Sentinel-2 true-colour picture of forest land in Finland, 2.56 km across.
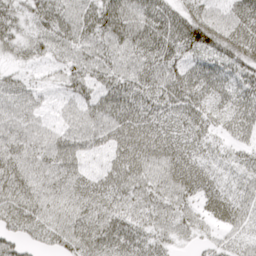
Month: April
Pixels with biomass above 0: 93%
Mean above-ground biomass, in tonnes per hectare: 50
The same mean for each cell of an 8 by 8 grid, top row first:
48 61 57 67 60 48 51 56
43 45 51 52 57 55 69 76
38 15 53 53 57 67 60 49
56 23 52 71 63 57 51 59
57 54 50 50 64 52 33 33
54 47 38 47 54 54 38 31
64 53 51 51 50 49 38 41
49 41 63 63 43 29 24 32
